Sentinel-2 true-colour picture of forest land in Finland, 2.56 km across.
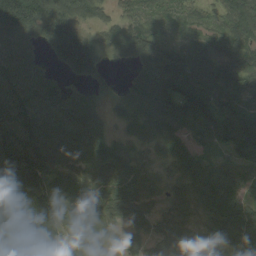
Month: August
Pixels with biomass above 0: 89%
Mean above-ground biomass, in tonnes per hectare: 98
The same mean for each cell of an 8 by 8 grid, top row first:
204 136 89 46 68 54 47 109
113 81 189 56 88 56 67 65
138 116 66 22 99 146 91 93
157 149 115 36 102 140 128 141
187 132 116 82 60 88 73 199
117 114 74 74 63 71 117 116
95 124 56 77 75 68 114 119
68 134 69 60 63 64 72 110
